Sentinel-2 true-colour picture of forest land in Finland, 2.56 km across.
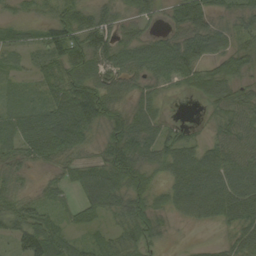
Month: September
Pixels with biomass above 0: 87%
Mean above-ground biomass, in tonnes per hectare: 56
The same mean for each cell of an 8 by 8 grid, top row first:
24 31 65 45 43 46 58 44
32 66 89 76 62 78 77 69
15 47 70 60 50 46 69 53
41 69 111 59 54 2 28 68
54 93 50 62 69 62 42 73
42 19 49 77 58 67 99 88
61 39 41 55 64 52 86 92
53 98 29 35 58 5 8 53
